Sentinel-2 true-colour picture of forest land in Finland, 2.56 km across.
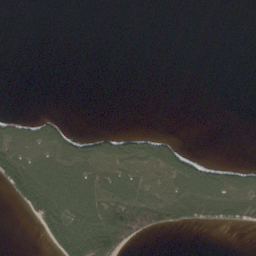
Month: May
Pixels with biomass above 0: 31%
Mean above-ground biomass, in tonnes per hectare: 41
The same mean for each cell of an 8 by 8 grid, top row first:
0 0 0 0 0 0 0 0
0 0 0 0 0 0 0 0
0 0 0 0 0 0 0 0
2 5 0 0 0 0 0 0
91 95 64 66 66 37 0 0
135 163 138 111 92 120 95 73
19 118 137 149 176 125 98 88
0 27 142 155 42 0 0 0
